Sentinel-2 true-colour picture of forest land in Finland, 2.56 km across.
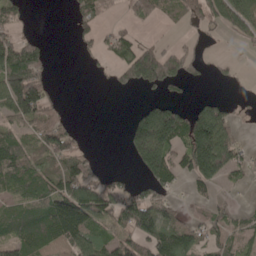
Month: May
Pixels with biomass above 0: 54%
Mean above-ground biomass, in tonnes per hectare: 73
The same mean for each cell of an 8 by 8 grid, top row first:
54 0 64 16 52 33 89 181
113 20 18 54 64 33 14 18
153 39 0 29 155 83 15 12
109 74 0 0 103 109 143 10
70 85 28 0 198 108 260 55
88 69 108 25 68 69 140 31
54 103 157 95 145 36 35 21
85 85 119 68 125 124 60 76
